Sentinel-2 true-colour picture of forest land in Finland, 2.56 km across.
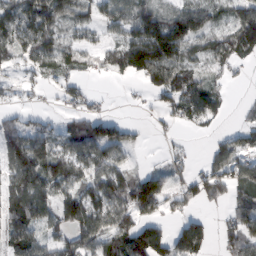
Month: February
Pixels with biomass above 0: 71%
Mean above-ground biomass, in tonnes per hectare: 70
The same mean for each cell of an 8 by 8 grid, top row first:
90 102 50 54 100 80 59 79
75 80 55 60 185 118 53 94
24 35 43 20 74 121 48 9
35 15 52 13 7 63 85 12
112 81 82 118 11 13 18 54
117 95 59 94 73 40 82 76
96 66 133 95 102 49 24 64
83 63 90 97 161 106 60 87
